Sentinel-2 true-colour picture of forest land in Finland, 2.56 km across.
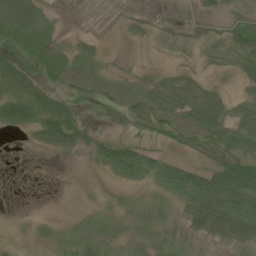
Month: June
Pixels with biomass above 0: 62%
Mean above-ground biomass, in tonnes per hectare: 31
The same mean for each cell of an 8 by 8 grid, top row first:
71 25 2 1 9 2 16 12
38 60 17 1 3 11 22 39
65 36 52 31 16 24 12 20
80 81 19 12 56 51 59 28
0 57 37 43 22 32 56 56
0 0 1 20 36 63 70 115
0 0 5 15 20 20 68 61
3 16 37 25 20 27 18 45
